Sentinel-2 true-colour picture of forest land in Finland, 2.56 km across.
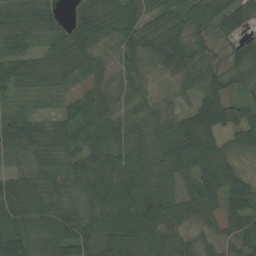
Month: August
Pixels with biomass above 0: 92%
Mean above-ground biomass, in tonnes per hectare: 63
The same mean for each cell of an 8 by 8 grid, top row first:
76 69 49 67 64 53 59 69
61 58 89 39 52 66 35 32
62 50 51 42 26 28 47 28
54 39 64 45 30 36 93 54
78 72 64 69 55 101 72 41
57 66 82 83 85 68 80 68
81 87 69 92 115 66 50 78
76 71 94 91 87 65 31 43
